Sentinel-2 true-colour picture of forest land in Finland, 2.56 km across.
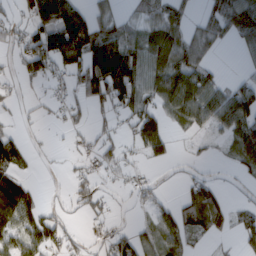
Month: March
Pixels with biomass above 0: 59%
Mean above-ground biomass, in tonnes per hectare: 50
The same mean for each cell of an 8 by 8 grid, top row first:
28 112 78 40 37 42 34 106
32 127 116 113 73 72 43 30
24 38 50 135 77 92 58 27
12 11 18 35 80 72 89 119
47 7 10 30 74 14 11 86
55 5 23 18 10 7 22 24
122 23 25 14 24 45 109 25
66 68 20 40 26 50 17 36
